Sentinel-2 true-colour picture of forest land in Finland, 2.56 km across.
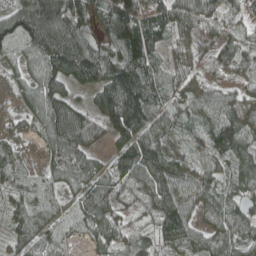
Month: April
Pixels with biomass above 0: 90%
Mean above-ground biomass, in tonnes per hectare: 64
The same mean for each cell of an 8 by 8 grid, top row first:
94 146 120 87 85 82 96 34
51 125 137 55 78 36 65 72
24 86 86 101 78 38 28 32
17 84 67 109 103 43 32 50
27 49 90 46 92 21 59 80
40 31 66 58 94 69 47 54
44 37 38 53 49 102 53 53
42 38 15 59 50 77 63 68
